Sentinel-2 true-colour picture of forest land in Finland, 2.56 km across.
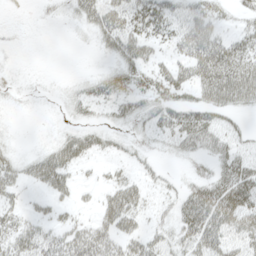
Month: May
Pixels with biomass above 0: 53%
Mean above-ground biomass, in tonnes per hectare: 23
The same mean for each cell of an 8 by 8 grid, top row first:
0 4 26 41 36 27 28 16
3 0 1 26 31 24 49 28
5 1 7 23 23 28 41 49
2 0 12 16 26 31 29 17
4 9 33 11 11 23 38 20
25 42 8 10 15 7 27 39
19 13 9 40 20 25 56 50
33 28 39 32 33 28 45 32
